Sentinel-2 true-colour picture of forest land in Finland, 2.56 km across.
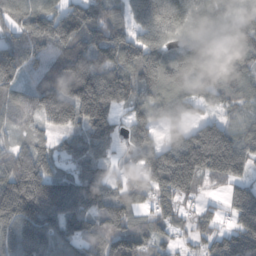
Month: October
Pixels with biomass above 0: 89%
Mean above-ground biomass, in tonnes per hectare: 129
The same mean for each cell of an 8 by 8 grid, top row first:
106 156 207 128 146 120 94 95
125 117 146 164 143 85 154 156
101 105 209 195 151 155 118 99
100 142 123 175 101 81 49 76
81 67 112 90 136 120 266 159
191 138 139 75 112 245 116 106
194 197 161 139 54 73 36 185
144 122 120 161 94 47 65 178
